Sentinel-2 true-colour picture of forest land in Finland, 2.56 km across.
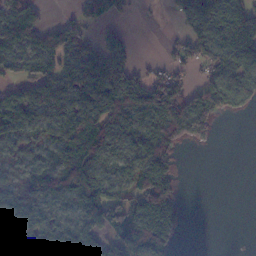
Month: November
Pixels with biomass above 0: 67%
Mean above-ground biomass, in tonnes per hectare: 76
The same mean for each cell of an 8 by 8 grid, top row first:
76 11 49 57 5 38 114 138
85 108 92 83 0 42 100 131
72 111 97 112 59 72 69 102
120 100 97 106 141 154 111 36
62 58 113 76 92 78 16 0
50 79 137 70 136 52 0 0
87 60 92 151 129 70 0 0
111 102 130 65 101 36 0 0
